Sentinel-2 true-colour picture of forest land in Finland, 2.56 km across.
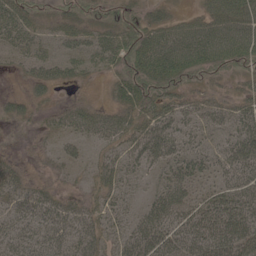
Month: May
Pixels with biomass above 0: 78%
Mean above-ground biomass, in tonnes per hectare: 38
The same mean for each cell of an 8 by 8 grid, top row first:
46 22 35 19 16 18 43 58
30 18 29 41 49 70 72 69
6 38 16 19 55 56 36 26
24 14 37 29 41 45 38 37
1 11 27 30 56 43 22 52
30 11 11 42 22 41 25 57
39 49 32 31 34 67 55 69
41 50 49 31 65 66 74 71
